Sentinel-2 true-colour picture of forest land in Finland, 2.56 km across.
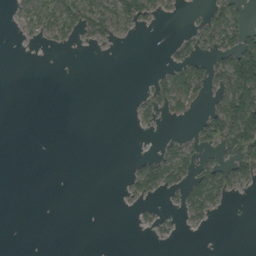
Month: September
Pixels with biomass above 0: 25%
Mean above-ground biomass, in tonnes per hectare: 18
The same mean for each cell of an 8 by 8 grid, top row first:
15 55 58 54 35 3 26 34
1 7 4 3 0 17 26 77
0 0 0 0 3 55 38 125
0 0 0 0 18 19 28 112
0 0 0 0 0 23 24 63
0 0 0 0 53 43 59 35
0 0 0 0 9 13 40 0
0 0 0 0 1 7 0 0
